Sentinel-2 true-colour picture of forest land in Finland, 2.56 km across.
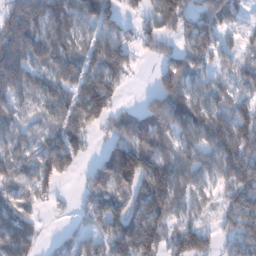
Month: January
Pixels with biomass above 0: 80%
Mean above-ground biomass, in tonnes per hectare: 103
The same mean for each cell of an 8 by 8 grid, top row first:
228 154 104 93 66 145 108 32
244 125 78 136 52 54 92 54
180 76 128 127 2 104 64 66
85 68 129 99 90 144 111 107
71 112 92 75 128 71 101 180
83 101 35 164 132 114 61 173
93 26 41 95 140 86 44 159
170 14 59 125 180 93 79 131
